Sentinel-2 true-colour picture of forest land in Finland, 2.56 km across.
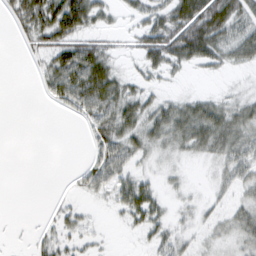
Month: February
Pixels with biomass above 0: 58%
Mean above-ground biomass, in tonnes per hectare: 23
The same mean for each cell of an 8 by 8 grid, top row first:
28 55 62 13 25 48 65 38
2 32 45 15 33 53 49 36
0 25 59 42 17 6 6 3
0 1 23 41 35 38 42 29
0 0 1 39 30 29 37 35
0 0 13 31 19 9 5 26
0 2 12 12 45 11 12 21
1 16 17 2 10 23 14 23
